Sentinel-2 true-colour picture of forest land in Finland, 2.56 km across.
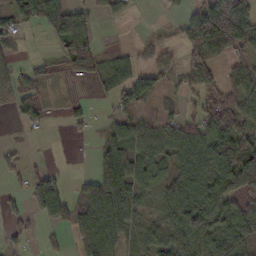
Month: October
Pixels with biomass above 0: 64%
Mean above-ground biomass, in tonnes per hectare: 50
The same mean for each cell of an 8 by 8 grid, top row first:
61 67 10 29 0 20 103 82
21 7 88 11 22 25 76 41
27 22 25 62 60 33 59 58
28 12 18 29 37 29 72 61
10 1 4 60 57 79 100 74
19 56 16 89 64 75 78 100
17 98 74 106 33 81 78 71
16 13 69 66 46 59 91 85
